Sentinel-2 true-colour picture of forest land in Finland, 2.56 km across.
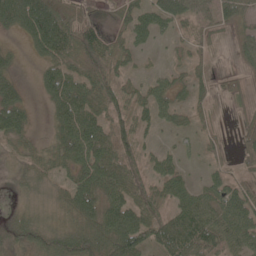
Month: May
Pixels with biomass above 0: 75%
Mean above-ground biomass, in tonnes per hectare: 45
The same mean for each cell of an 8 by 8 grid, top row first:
80 94 35 21 47 58 53 47
10 74 78 43 19 13 19 35
27 45 57 50 22 25 23 12
57 25 77 52 42 34 15 7
32 27 78 68 34 16 18 24
23 35 58 70 42 42 24 23
20 25 61 63 64 47 59 78
53 53 66 96 67 80 79 62
